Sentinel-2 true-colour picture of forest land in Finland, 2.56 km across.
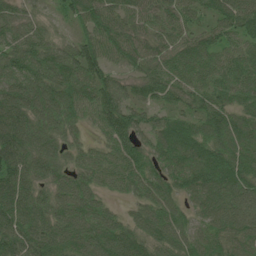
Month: June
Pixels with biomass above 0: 96%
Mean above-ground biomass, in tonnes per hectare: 89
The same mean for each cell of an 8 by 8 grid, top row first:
57 22 93 95 68 72 67 112
82 78 92 99 76 75 87 65
92 102 103 69 75 72 78 86
141 110 87 116 61 66 96 72
149 83 37 71 60 117 101 98
133 73 63 77 86 89 117 118
142 85 108 39 77 74 100 124
113 114 112 130 90 94 87 103
